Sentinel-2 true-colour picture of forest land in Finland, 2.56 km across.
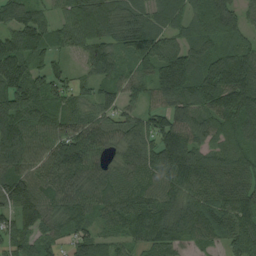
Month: August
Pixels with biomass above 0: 93%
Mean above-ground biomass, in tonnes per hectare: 100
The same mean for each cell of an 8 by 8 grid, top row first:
108 58 93 77 71 65 94 81
138 99 58 74 121 102 82 79
173 100 43 75 74 178 171 147
137 97 78 74 77 105 109 126
127 97 152 80 99 167 76 77
120 110 126 92 95 119 116 97
109 89 106 108 107 104 110 112
83 73 83 61 71 99 71 123
